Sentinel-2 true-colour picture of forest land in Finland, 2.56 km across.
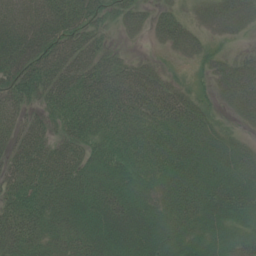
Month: July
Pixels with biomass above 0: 89%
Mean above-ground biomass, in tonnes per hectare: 50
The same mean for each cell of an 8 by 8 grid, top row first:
68 77 63 37 33 33 29 60
73 74 69 22 6 34 25 8
59 66 58 66 59 18 22 54
38 36 55 56 57 63 27 26
45 41 45 47 56 61 44 24
59 63 55 50 47 52 54 53
68 53 57 71 55 51 61 53
83 40 48 69 71 53 54 52
